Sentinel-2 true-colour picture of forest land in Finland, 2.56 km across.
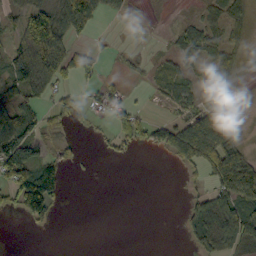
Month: October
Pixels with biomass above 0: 45%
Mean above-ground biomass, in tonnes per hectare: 37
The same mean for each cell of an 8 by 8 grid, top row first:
39 86 103 14 3 3 32 30
46 122 25 5 2 32 48 23
41 75 35 11 10 44 18 11
64 31 22 49 13 24 51 4
105 38 9 27 38 98 145 43
99 76 1 0 0 3 59 126
41 61 0 0 0 2 63 92
0 0 0 0 0 1 60 80
